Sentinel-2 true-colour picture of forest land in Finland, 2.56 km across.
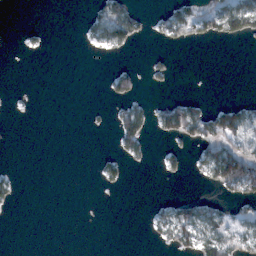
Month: February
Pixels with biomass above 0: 23%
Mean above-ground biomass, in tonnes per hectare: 24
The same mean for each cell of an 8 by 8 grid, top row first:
0 0 6 85 21 68 84 113
3 5 3 43 2 14 2 2
0 0 0 32 18 8 0 0
1 0 0 18 38 81 51 71
0 0 0 11 36 20 67 95
10 0 0 22 0 10 48 146
5 0 0 0 2 44 45 44
0 0 0 0 3 43 65 66
